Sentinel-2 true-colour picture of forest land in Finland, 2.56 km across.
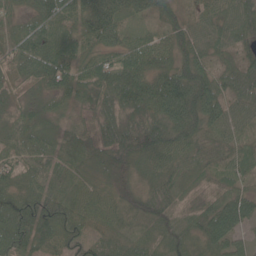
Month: June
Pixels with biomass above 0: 97%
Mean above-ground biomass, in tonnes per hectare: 60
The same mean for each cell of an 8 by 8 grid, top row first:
45 83 78 103 49 42 39 63
77 91 61 70 65 54 44 37
51 67 58 98 102 99 62 66
45 47 35 57 77 92 75 40
69 62 74 78 78 62 34 32
57 81 60 42 34 54 29 40
82 74 63 40 38 33 52 85
89 53 53 39 36 38 58 39
